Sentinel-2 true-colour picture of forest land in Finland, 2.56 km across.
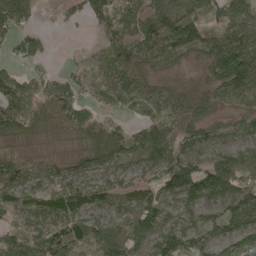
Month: May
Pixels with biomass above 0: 86%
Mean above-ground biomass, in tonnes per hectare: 67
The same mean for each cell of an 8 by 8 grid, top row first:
89 7 30 64 69 78 51 70
43 24 5 59 63 76 73 128
54 43 30 61 69 20 51 115
83 60 54 30 65 69 41 65
34 15 30 100 77 67 72 80
85 70 61 58 48 134 144 128
67 85 77 55 99 57 71 108
53 80 67 98 74 103 77 83
